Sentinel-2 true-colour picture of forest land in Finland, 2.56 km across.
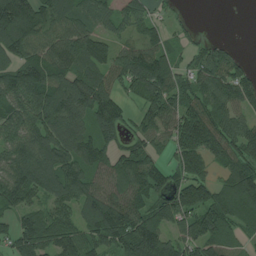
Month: July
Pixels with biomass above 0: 85%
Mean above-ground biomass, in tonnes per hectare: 102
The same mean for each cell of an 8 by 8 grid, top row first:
215 117 99 76 63 19 0 1
127 112 128 74 102 40 51 12
123 136 103 86 160 95 109 99
100 142 116 99 79 115 111 75
101 139 146 68 77 98 131 122
122 118 109 90 134 69 68 131
98 89 102 151 102 124 127 114
103 126 118 121 194 88 117 44
